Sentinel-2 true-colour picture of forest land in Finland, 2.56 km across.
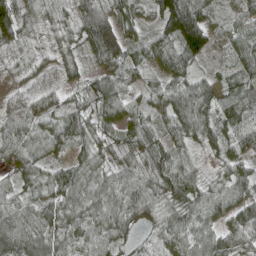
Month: April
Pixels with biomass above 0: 95%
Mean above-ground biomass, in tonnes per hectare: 65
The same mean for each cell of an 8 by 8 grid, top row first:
95 42 70 88 45 164 68 34
48 27 54 115 54 105 66 55
22 15 48 69 30 64 49 50
25 53 61 70 41 100 101 67
69 62 55 50 85 64 63 87
42 41 66 61 79 107 28 61
68 67 81 99 85 76 66 89
112 75 47 62 19 59 73 71
